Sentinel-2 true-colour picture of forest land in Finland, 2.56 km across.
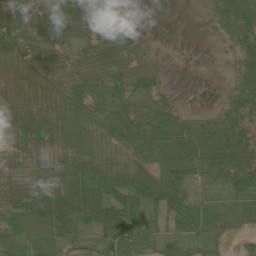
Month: June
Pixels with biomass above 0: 85%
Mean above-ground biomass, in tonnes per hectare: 49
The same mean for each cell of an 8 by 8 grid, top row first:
61 47 75 56 2 3 9 86
57 46 36 55 19 1 2 55
21 34 58 59 70 1 5 58
46 37 58 61 58 37 14 64
33 42 55 46 73 93 88 72
34 55 73 81 75 109 45 54
49 67 99 102 66 69 35 33
46 44 33 41 39 45 26 9
